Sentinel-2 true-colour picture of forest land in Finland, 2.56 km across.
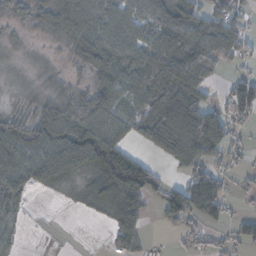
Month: November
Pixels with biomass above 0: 71%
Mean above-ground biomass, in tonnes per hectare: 53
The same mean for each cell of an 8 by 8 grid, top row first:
25 42 97 68 60 62 60 40
13 11 54 72 71 88 78 54
7 22 20 62 68 94 59 45
25 65 89 76 45 106 100 60
72 73 108 92 25 90 111 21
67 56 33 104 94 18 83 19
44 0 9 47 44 108 71 9
24 2 0 28 26 10 35 44
